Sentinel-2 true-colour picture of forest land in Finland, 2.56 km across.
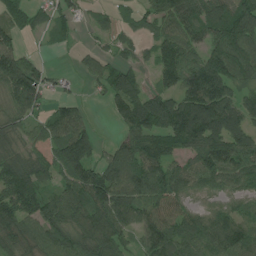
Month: July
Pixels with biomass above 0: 81%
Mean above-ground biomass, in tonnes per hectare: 88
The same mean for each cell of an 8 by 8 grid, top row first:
66 45 31 26 52 112 139 146
70 8 19 28 32 134 91 139
132 52 17 87 35 112 126 90
76 55 55 45 134 126 161 96
51 103 155 39 110 92 120 104
120 69 126 112 124 93 95 87
111 92 121 143 96 108 54 61
74 80 95 105 70 107 98 103
